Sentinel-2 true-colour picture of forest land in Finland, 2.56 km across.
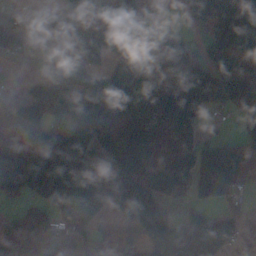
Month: November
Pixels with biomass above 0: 70%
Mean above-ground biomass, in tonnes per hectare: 90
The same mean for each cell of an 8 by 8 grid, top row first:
31 49 46 88 85 27 133 143
56 26 91 77 140 97 55 64
6 63 69 120 101 121 134 114
63 108 145 94 102 172 50 45
100 184 172 162 136 46 46 43
141 238 207 146 58 72 110 52
19 86 206 92 80 13 40 35
48 81 31 22 49 116 193 45
